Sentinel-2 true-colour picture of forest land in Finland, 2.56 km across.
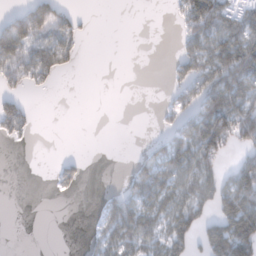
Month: January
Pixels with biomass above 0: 43%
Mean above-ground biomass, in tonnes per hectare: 49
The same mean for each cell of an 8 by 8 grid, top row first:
51 92 14 0 0 24 119 71
111 72 18 0 0 14 106 135
51 31 0 0 0 29 107 147
68 0 0 0 0 37 141 127
10 0 0 0 9 87 135 70
0 4 21 0 75 83 76 78
0 0 0 57 90 86 51 130
0 0 5 76 76 76 81 178
